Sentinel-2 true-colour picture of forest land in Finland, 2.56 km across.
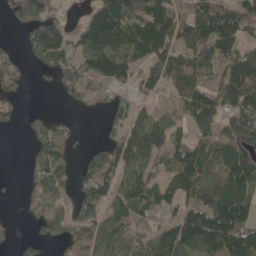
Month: May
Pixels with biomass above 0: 72%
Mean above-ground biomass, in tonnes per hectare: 74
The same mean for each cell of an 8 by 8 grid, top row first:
72 78 29 151 123 80 101 94
19 112 74 131 114 78 90 63
36 13 87 82 46 91 65 104
21 18 11 45 32 43 99 83
0 96 7 59 99 64 71 95
3 104 50 98 82 99 100 137
5 63 66 63 77 50 119 121
20 36 83 80 58 127 153 151
